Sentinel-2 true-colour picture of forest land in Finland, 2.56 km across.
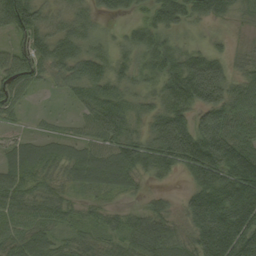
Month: September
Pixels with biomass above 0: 92%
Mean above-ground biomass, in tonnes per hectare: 78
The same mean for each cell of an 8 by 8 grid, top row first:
130 51 50 40 38 87 64 41
54 78 64 40 74 53 38 24
85 34 81 73 44 111 149 57
31 12 40 115 47 99 106 96
55 55 62 89 78 149 152 144
89 63 73 96 48 33 115 194
86 76 33 29 42 29 163 185
75 64 51 41 100 75 159 192
